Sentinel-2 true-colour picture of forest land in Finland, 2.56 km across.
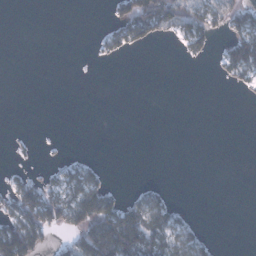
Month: January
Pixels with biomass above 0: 26%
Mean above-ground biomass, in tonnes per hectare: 23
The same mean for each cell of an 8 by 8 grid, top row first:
0 0 0 20 82 74 63 48
0 0 0 26 18 10 27 88
0 0 0 0 0 0 1 32
0 0 0 0 0 0 0 0
4 1 0 0 0 0 0 0
14 16 46 3 0 0 0 0
55 83 101 70 62 18 0 0
121 25 72 148 89 54 12 0
